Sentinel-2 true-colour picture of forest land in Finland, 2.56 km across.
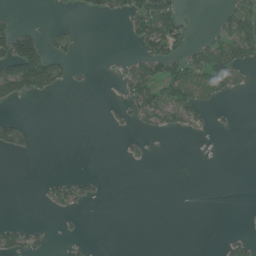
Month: July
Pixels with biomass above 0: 21%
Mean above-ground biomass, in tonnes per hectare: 20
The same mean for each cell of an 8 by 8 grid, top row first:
9 1 6 20 65 56 1 55
107 40 6 0 33 46 41 58
98 78 5 2 69 77 59 20
2 0 0 6 47 45 22 1
39 0 0 0 8 0 0 0
0 5 21 0 0 0 0 0
0 11 18 0 0 0 0 0
45 14 12 0 0 0 0 20
